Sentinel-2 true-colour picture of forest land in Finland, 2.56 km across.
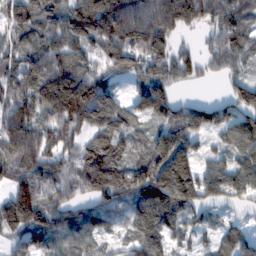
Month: February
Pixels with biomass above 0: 87%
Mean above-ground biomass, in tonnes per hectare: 117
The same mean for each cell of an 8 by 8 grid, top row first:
147 104 149 238 201 199 104 95
104 118 87 127 134 71 63 95
112 150 148 59 77 85 25 61
161 123 167 141 95 110 105 104
198 118 102 157 70 179 45 122
85 129 173 205 168 257 116 120
201 133 70 79 141 146 85 56
72 87 76 42 116 63 49 93
